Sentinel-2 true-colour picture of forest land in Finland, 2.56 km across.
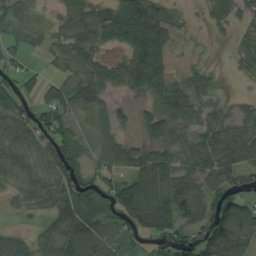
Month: August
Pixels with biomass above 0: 79%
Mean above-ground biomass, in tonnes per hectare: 58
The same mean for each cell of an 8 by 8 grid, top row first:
45 12 63 66 124 32 26 31
21 26 57 32 120 57 11 28
36 31 57 65 87 53 36 11
68 69 52 43 31 76 44 40
54 56 55 61 38 49 67 75
59 55 76 58 79 64 62 43
19 47 119 82 98 71 49 94
65 58 123 62 47 55 96 114
